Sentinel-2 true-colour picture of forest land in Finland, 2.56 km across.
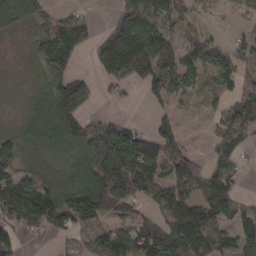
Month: March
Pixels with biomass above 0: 78%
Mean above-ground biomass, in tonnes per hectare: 75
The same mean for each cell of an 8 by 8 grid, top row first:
72 51 32 25 91 55 15 14
13 104 67 129 141 75 79 54
14 81 65 64 86 64 42 64
18 97 81 12 4 43 35 88
66 77 113 195 107 78 24 56
67 45 87 187 170 112 80 28
124 122 111 120 49 114 98 53
46 15 45 99 119 135 109 81
